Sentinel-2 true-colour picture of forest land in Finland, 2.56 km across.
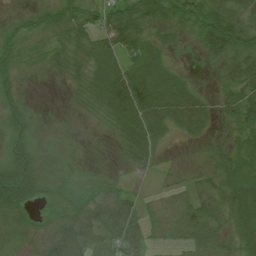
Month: July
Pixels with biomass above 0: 82%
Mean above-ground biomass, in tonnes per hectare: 33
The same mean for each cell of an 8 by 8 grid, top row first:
11 31 38 39 55 43 64 46
30 23 30 48 37 15 47 53
20 6 20 68 47 32 4 54
29 2 8 40 81 68 31 63
36 9 5 7 54 10 16 36
81 30 14 12 8 6 22 51
40 19 33 44 21 21 28 49
6 31 55 52 30 17 37 30
